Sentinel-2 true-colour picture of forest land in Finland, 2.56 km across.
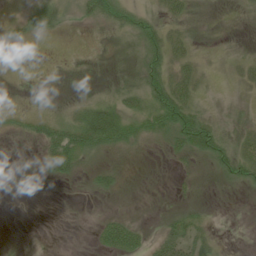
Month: June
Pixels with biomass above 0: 50%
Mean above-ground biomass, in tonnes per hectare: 19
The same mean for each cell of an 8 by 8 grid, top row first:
11 37 20 36 25 25 6 3
9 0 0 7 33 24 8 5
1 0 2 7 38 46 11 15
11 6 25 48 42 78 20 9
1 50 63 52 20 36 62 31
2 18 16 23 1 5 7 40
0 0 0 2 0 8 6 0
0 0 0 64 28 48 23 0
